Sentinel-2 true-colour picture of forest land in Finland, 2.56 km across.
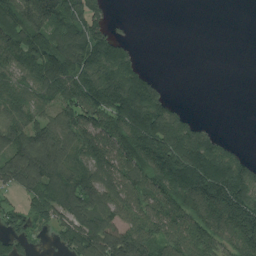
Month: July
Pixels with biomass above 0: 70%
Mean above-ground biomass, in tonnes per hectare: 122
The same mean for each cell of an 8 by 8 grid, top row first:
214 223 154 32 0 0 0 0
194 182 193 149 3 0 0 0
135 183 158 172 96 0 0 0
113 94 176 182 204 79 0 0
133 194 153 172 202 201 138 14
189 202 134 130 162 193 223 154
44 132 156 135 145 156 202 196
58 22 156 175 187 163 160 175
